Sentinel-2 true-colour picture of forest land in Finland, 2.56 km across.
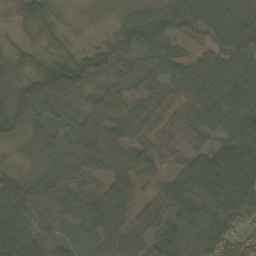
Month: October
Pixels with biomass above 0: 96%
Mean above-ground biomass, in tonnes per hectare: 62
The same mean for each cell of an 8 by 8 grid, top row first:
18 33 8 18 80 115 108 79
19 20 18 61 91 37 54 100
35 98 89 52 63 65 93 86
84 51 47 59 64 54 77 77
48 46 51 57 59 36 43 86
47 44 29 46 54 49 92 85
113 40 53 63 60 79 79 64
138 45 39 57 67 87 83 67
